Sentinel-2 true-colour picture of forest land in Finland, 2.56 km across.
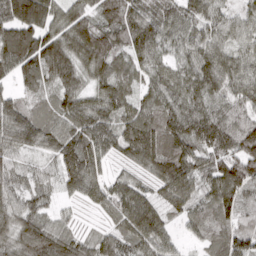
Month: March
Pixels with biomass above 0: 96%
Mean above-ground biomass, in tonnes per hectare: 88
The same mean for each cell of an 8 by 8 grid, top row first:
135 100 84 102 99 78 76 49
144 133 116 120 93 57 77 62
60 78 76 101 56 73 98 77
90 63 112 88 92 100 106 87
74 76 117 76 141 114 120 138
48 32 111 44 54 142 96 154
68 40 26 70 107 62 74 86
108 138 71 86 83 40 62 88
